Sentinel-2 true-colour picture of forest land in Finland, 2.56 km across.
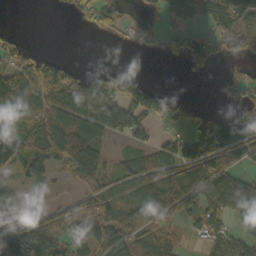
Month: October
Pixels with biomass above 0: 60%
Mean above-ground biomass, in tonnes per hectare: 70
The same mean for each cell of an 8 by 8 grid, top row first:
0 0 24 59 16 62 74 84
55 8 0 4 7 30 61 62
116 117 84 80 28 0 4 40
105 117 132 112 112 34 21 37
132 143 151 27 54 84 144 100
33 36 78 52 111 124 108 58
32 29 68 80 110 90 96 89
152 134 102 93 125 61 61 64
